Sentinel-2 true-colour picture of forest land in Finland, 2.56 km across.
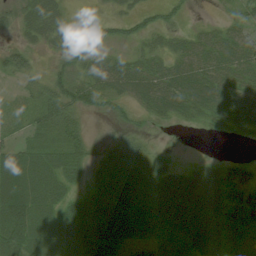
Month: July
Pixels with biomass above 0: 80%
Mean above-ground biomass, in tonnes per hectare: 32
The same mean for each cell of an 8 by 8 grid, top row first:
24 33 1 15 21 18 2 17
30 13 40 27 13 14 19 26
25 37 38 34 39 37 27 19
18 47 35 19 15 24 23 30
24 22 32 19 17 1 1 4
70 50 18 49 46 47 58 39
85 51 37 36 43 70 67 66
79 60 23 16 23 22 38 35
